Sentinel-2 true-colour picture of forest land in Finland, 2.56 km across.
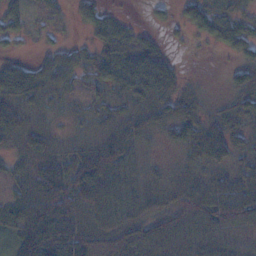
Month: November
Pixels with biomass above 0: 84%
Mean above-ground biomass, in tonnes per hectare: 52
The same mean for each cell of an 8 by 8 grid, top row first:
33 18 24 28 4 14 46 32
13 18 23 53 50 5 8 37
89 57 34 59 109 47 3 36
83 33 21 44 65 71 26 52
46 44 26 71 38 38 99 37
37 83 90 88 43 30 46 53
71 106 75 85 60 54 85 113
58 131 92 61 72 47 58 25
